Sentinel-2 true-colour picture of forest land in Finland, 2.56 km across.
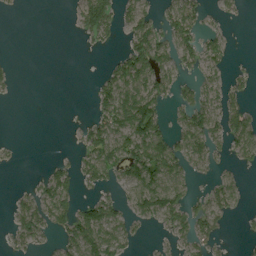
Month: August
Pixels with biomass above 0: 45%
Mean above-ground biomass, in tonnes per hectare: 41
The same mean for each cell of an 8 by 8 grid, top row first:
2 0 47 55 47 54 15 13
0 0 2 11 85 61 36 0
8 0 0 72 101 58 20 20
0 0 0 95 139 38 53 67
5 0 23 81 119 59 57 54
0 36 47 38 100 60 15 15
28 73 55 54 95 97 60 27
28 17 89 79 12 29 41 6
